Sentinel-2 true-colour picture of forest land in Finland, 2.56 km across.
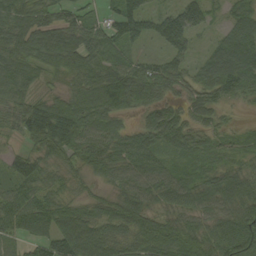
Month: September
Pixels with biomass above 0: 79%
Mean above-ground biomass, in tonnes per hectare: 63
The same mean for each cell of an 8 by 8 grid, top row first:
92 80 61 66 92 102 48 62
98 120 110 91 25 72 36 111
81 34 75 109 114 76 93 103
66 119 104 82 56 57 58 10
20 111 79 73 82 61 38 37
55 49 36 50 72 60 54 62
2 1 1 18 62 61 61 81
0 0 0 0 4 83 78 108
